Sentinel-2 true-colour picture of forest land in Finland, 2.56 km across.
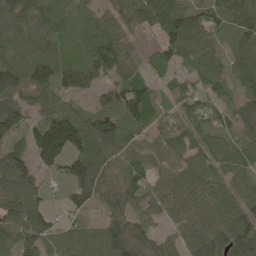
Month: May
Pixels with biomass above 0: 88%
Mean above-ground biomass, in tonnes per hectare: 76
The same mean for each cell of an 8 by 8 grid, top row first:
87 73 38 56 99 107 77 96
74 67 49 98 30 112 76 69
94 96 104 65 61 40 76 60
99 65 45 104 123 65 91 61
55 206 110 94 57 53 38 43
150 37 115 58 63 64 53 41
127 45 40 55 64 62 84 78
87 68 54 85 82 54 98 111
